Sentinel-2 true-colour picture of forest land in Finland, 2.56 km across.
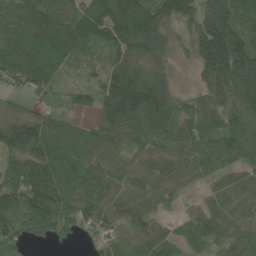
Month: June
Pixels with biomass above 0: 92%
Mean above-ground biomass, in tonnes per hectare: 107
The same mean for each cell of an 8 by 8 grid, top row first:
114 113 105 172 192 120 154 109
145 170 83 102 116 36 220 198
74 83 32 116 132 39 91 216
70 60 46 136 201 119 142 122
125 143 152 105 93 96 103 125
116 163 144 93 77 72 60 67
155 195 102 79 70 29 65 53
76 61 30 78 91 61 59 69
